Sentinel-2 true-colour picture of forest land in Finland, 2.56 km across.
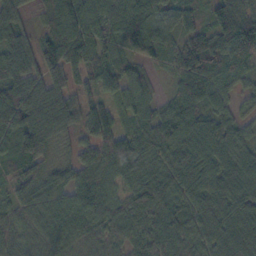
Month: October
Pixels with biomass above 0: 94%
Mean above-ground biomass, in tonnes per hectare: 74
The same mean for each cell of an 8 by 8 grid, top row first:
66 67 106 88 125 60 49 81
90 84 101 62 102 71 105 126
91 85 38 63 50 60 91 44
102 115 63 51 57 77 68 44
69 44 51 100 68 85 95 65
48 58 66 63 67 91 81 91
52 57 79 47 78 79 78 78
55 62 56 47 70 86 68 108
